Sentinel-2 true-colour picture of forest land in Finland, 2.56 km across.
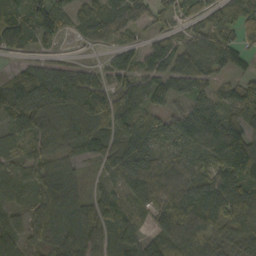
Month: October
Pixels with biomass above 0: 85%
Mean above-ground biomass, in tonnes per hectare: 83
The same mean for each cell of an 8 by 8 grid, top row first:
110 121 62 69 42 66 62 89
62 43 9 38 51 69 93 67
63 136 108 71 68 90 58 56
129 198 178 154 90 53 86 88
57 96 82 118 79 45 79 141
79 115 39 47 69 52 52 123
63 115 97 65 52 106 86 119
96 73 109 44 65 95 86 75
